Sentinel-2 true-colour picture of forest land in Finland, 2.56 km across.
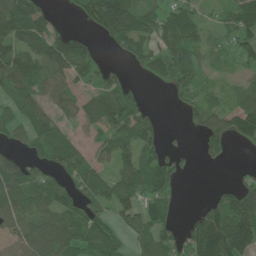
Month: June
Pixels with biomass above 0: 70%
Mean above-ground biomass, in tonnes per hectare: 68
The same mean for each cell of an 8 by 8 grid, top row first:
119 37 45 161 77 76 22 71
91 103 98 21 53 81 53 55
104 82 65 55 18 55 26 25
58 72 80 129 48 8 80 78
42 101 36 77 86 9 53 24
111 66 86 66 106 54 0 15
92 83 69 64 78 26 48 119
65 112 75 67 67 55 152 126
